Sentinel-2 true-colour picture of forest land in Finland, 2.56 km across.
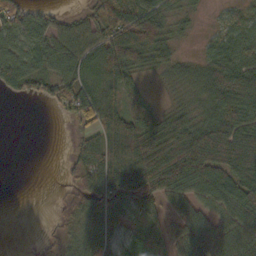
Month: October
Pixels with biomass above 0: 75%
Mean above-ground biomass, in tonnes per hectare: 62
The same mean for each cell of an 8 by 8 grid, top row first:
65 44 32 113 99 32 9 30
68 77 68 121 138 29 33 75
72 52 66 88 22 38 76 133
0 6 87 74 59 44 64 108
0 0 43 87 135 129 139 128
0 0 65 86 128 121 93 103
0 3 72 80 66 29 43 83
0 15 64 38 51 39 50 60
